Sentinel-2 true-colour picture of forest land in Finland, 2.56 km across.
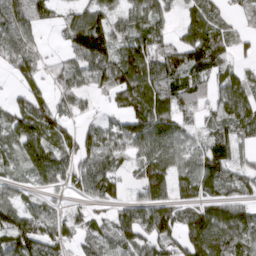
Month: March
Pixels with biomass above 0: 77%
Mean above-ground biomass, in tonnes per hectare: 69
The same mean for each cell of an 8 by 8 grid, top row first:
95 40 66 66 74 30 72 21
87 15 109 99 96 61 120 26
33 40 59 98 114 81 66 54
59 74 35 34 109 79 43 87
80 95 72 70 91 73 68 56
35 91 77 63 63 74 92 51
76 40 26 37 78 68 68 67
112 78 45 79 73 71 115 82
